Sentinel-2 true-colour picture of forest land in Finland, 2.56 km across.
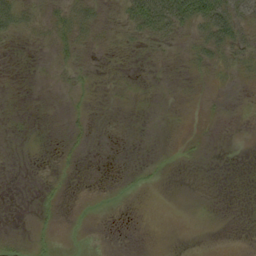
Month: September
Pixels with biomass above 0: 18%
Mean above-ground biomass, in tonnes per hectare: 6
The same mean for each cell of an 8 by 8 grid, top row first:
27 10 22 5 56 57 51 30
1 4 12 4 6 5 27 22
0 1 6 1 1 1 5 6
1 0 5 1 0 0 2 0
0 0 5 0 0 1 1 0
0 1 1 0 4 0 0 0
0 5 0 0 0 0 1 0
3 5 1 0 0 0 0 0
